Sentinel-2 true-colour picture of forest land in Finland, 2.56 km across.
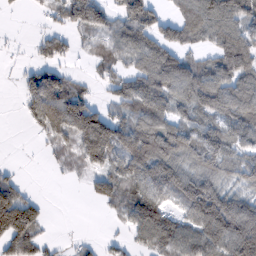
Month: February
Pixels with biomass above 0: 70%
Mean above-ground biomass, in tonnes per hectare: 82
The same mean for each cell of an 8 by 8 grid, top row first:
4 26 114 68 121 61 103 111
3 45 22 61 108 100 50 140
16 98 26 47 97 134 105 110
7 186 155 50 106 86 116 123
0 32 120 153 147 123 118 78
22 4 20 99 127 121 107 76
151 14 0 37 127 56 170 111
109 21 10 13 59 106 128 174
